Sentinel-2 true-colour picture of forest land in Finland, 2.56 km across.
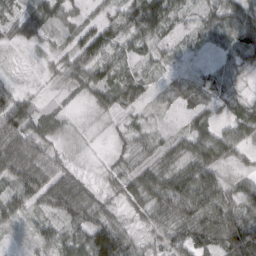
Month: March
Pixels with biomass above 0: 86%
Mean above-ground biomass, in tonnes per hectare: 45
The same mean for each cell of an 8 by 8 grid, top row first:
36 43 24 29 106 43 36 79
14 19 57 61 32 25 29 83
9 9 40 55 38 23 45 24
86 18 3 30 21 9 34 38
84 50 9 14 30 29 66 44
67 74 30 24 50 61 72 25
54 38 69 20 44 81 92 58
6 46 71 120 21 53 72 120
